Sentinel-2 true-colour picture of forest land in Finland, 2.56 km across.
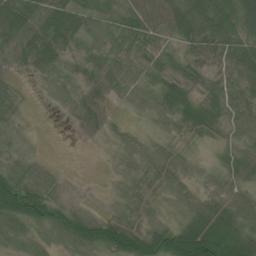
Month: June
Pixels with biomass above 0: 84%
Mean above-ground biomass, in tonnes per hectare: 41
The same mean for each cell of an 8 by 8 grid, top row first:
98 74 59 43 58 70 89 70
59 78 35 37 42 28 45 56
9 19 27 43 26 46 27 42
15 1 36 13 11 53 61 40
14 1 2 10 17 15 15 31
62 24 1 6 27 26 14 38
91 78 21 12 22 15 57 53
25 20 68 75 86 101 120 89
